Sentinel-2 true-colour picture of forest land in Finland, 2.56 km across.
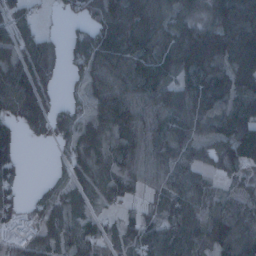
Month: January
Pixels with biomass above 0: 84%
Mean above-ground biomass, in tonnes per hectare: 75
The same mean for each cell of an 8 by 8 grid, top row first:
61 7 40 86 110 79 72 122
69 49 97 98 107 123 153 134
97 59 36 66 92 80 105 92
55 60 41 84 64 99 98 94
63 24 64 65 84 88 68 140
49 13 43 50 64 79 50 50
74 75 32 25 51 71 80 74
71 69 68 58 86 116 105 119
